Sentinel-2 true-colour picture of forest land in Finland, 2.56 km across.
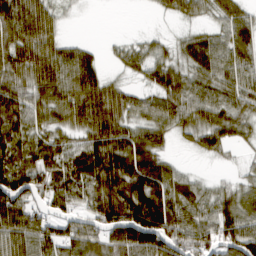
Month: March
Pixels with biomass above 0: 82%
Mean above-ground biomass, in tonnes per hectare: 69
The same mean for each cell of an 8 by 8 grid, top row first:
120 79 3 0 1 37 32 65
99 88 43 16 40 30 66 80
74 105 112 29 33 68 65 68
107 73 113 115 58 74 76 57
83 72 59 105 83 16 51 29
104 82 87 124 117 49 11 20
101 54 49 122 133 88 57 82
83 52 75 82 111 76 63 92
